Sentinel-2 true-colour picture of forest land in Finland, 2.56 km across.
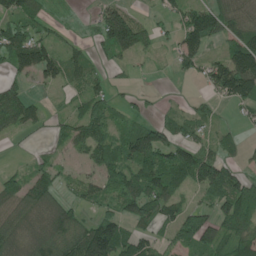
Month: June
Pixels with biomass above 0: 69%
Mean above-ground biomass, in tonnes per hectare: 77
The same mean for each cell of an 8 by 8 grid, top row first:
85 36 4 126 21 53 126 88
147 90 33 86 67 53 55 124
61 56 57 34 5 11 62 185
139 25 53 52 21 26 27 29
10 22 68 74 161 101 56 43
45 72 36 85 105 109 134 76
111 132 61 46 114 73 52 154
125 146 150 176 81 65 98 122
